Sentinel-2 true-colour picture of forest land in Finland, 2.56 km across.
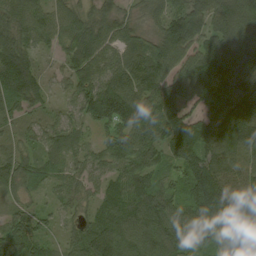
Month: August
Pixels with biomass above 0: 96%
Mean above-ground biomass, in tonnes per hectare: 93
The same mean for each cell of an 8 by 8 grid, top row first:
97 74 74 66 42 99 110 133
106 37 103 73 58 143 101 174
171 38 80 101 130 105 173 138
62 32 66 152 122 101 123 166
38 56 45 81 108 121 122 168
72 48 49 65 92 48 186 126
33 26 33 85 111 68 149 101
85 35 79 115 101 94 66 95
